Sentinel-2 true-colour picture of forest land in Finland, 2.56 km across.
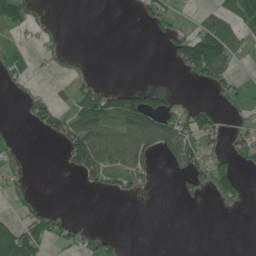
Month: June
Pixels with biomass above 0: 33%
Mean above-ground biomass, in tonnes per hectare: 36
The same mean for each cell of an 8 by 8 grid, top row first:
86 10 0 0 32 27 27 81
37 26 0 0 0 62 144 29
29 8 26 1 0 1 55 21
1 69 92 107 124 59 72 18
13 6 119 100 104 101 46 53
18 0 42 56 46 20 64 28
13 13 0 0 1 1 2 9
94 41 42 21 0 0 0 0
